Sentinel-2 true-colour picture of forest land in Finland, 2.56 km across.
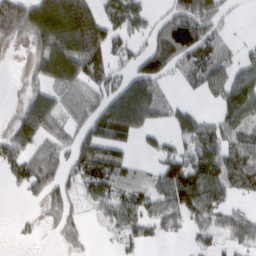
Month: March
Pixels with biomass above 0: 61%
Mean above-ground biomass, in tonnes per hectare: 84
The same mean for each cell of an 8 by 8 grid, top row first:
193 194 209 69 59 140 185 5
36 140 209 92 66 167 117 20
1 90 119 114 151 40 86 72
38 135 66 192 172 63 12 112
144 76 116 108 22 48 82 67
64 104 78 109 57 115 112 97
1 47 27 73 75 95 81 21
13 2 34 21 47 17 36 50
